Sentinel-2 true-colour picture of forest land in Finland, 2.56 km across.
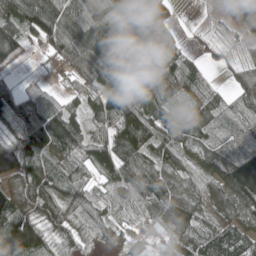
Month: May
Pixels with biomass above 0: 88%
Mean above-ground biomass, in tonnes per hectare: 91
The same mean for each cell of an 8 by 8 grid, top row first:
116 159 109 67 83 38 7 124
111 63 109 128 101 58 29 26
40 17 49 110 92 128 39 58
106 114 74 167 144 97 83 66
107 127 121 130 125 115 58 32
104 99 55 87 98 69 84 165
99 113 87 55 63 125 67 118
211 83 69 69 49 104 102 98
